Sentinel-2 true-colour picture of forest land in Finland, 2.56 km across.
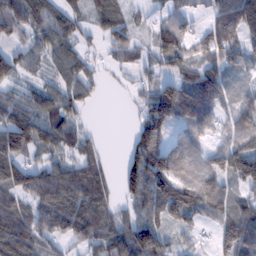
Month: February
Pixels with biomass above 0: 80%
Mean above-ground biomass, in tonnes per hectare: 76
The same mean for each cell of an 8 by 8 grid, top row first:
100 81 51 92 19 57 53 139
37 70 60 59 35 88 81 87
30 41 77 9 36 70 97 27
102 93 49 0 89 127 98 82
134 82 58 1 126 48 43 80
107 95 110 31 154 107 79 127
82 100 117 61 67 115 68 82
136 74 72 94 60 31 14 154
